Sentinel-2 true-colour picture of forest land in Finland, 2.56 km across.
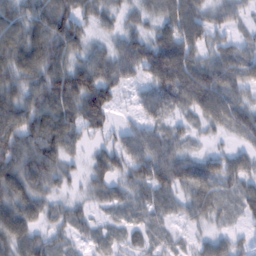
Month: February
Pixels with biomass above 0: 86%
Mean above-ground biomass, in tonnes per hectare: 57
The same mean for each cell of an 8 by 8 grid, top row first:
62 82 63 33 39 77 44 26
83 92 54 40 69 89 42 41
70 94 99 66 40 107 94 59
75 91 91 44 37 45 65 63
83 100 31 35 69 44 15 26
95 78 22 60 62 78 64 59
79 43 27 36 49 33 55 43
75 44 26 34 36 20 34 21
